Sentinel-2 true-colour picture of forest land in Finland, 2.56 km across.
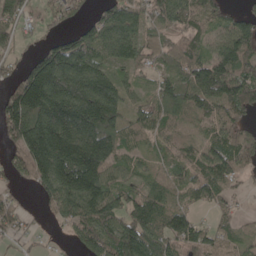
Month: May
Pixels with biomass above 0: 82%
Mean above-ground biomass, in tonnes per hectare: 95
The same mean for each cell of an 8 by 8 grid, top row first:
52 37 37 93 65 75 99 64
25 81 130 85 60 67 49 112
69 262 173 95 32 79 147 119
176 250 202 144 56 80 69 72
103 299 203 139 43 57 71 78
41 177 233 77 49 55 95 46
43 41 144 114 113 68 34 17
26 7 62 126 154 98 77 51
